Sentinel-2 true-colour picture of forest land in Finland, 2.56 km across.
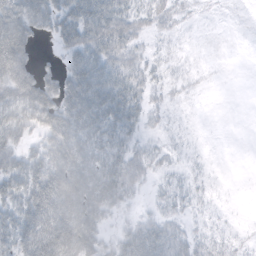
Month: October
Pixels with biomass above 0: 69%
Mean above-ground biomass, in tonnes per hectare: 32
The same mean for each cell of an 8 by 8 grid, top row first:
62 52 61 51 19 11 2 0
61 4 51 44 12 5 0 0
56 32 59 53 20 8 2 0
51 56 66 53 24 4 0 0
32 47 57 44 12 6 1 0
54 75 71 53 18 10 5 0
43 81 88 31 7 16 5 1
53 81 83 23 61 29 14 4
